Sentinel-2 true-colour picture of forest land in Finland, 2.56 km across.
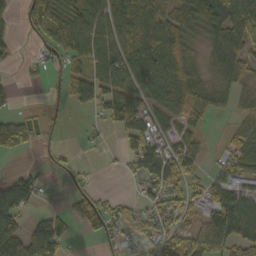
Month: October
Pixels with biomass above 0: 67%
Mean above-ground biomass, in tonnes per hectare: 58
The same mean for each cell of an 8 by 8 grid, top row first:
25 116 93 88 90 73 96 88
17 44 74 73 95 89 36 58
9 17 69 75 76 82 30 51
26 15 10 57 73 67 47 26
86 10 5 5 81 63 14 66
41 12 16 3 63 83 31 85
125 10 68 54 52 59 75 121
112 82 12 40 71 81 113 90
